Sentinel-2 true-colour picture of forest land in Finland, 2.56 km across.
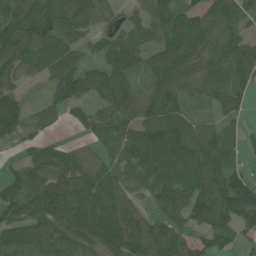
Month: June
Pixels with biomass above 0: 88%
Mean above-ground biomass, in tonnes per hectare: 98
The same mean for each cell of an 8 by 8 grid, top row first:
91 126 119 53 63 114 90 85
124 131 69 91 83 142 102 94
66 62 115 103 55 113 99 94
145 69 51 87 101 114 41 59
44 47 35 93 153 172 114 46
65 113 110 97 97 137 148 89
104 134 144 135 49 95 153 183
75 106 100 135 128 85 74 58
